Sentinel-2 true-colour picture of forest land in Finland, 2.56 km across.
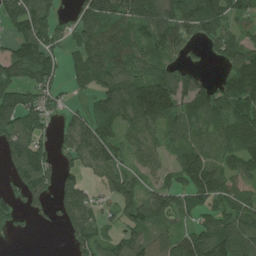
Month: July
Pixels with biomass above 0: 75%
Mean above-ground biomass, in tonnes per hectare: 94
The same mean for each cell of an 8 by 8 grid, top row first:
113 93 87 122 128 124 167 78
94 108 92 133 102 84 50 97
106 87 65 109 111 122 43 131
159 76 46 110 145 97 106 105
109 42 124 101 90 68 82 108
74 73 66 79 55 69 157 92
39 49 125 54 125 95 87 98
10 0 88 71 83 92 157 147
